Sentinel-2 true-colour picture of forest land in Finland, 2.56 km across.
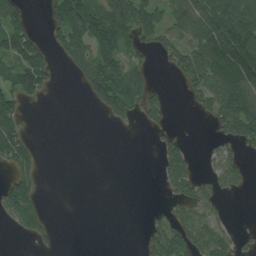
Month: July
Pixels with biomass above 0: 45%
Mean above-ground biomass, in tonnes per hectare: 51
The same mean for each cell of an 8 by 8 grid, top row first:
65 35 114 113 93 78 119 112
97 46 91 80 42 75 130 171
88 52 36 150 66 22 115 140
70 0 0 56 44 2 50 135
106 0 0 0 0 38 9 43
61 0 0 0 0 69 21 18
86 14 0 0 4 27 38 0
4 21 0 0 38 95 64 25
